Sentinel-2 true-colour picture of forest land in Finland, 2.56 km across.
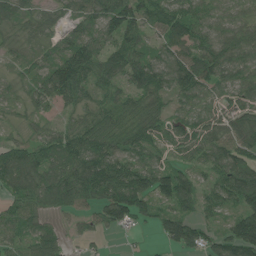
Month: June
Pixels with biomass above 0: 89%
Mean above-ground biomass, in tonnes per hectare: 71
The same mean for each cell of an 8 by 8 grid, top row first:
61 48 63 106 77 86 65 55
34 49 108 81 53 68 88 99
33 104 93 70 84 92 89 75
25 32 49 68 84 48 49 66
52 68 89 91 78 55 79 81
110 85 110 115 93 87 43 100
79 75 60 108 76 71 42 75
59 110 26 6 4 74 50 120
